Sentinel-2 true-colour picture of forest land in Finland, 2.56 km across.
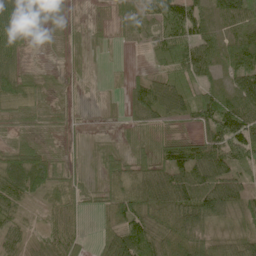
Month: June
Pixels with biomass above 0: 85%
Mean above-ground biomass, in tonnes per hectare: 54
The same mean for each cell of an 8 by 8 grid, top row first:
140 79 8 26 36 99 39 79
84 10 19 9 15 88 59 64
74 15 10 3 32 44 34 69
34 22 7 4 62 50 79 98
38 26 13 15 44 66 75 97
114 86 24 52 70 82 78 40
36 28 33 59 81 102 104 46
39 29 36 69 84 116 81 68
